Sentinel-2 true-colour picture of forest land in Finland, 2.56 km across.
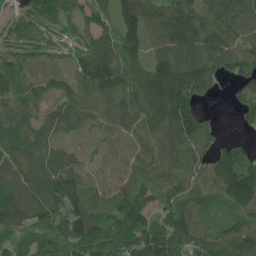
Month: May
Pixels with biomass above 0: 91%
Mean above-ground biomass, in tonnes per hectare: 102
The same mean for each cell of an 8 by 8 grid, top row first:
51 74 70 79 99 122 115 120
57 50 68 98 91 131 125 107
82 77 89 124 114 160 96 116
96 71 83 84 102 154 28 70
118 81 27 53 83 109 80 51
124 142 118 66 98 105 115 168
175 165 140 111 140 114 68 103
70 88 161 132 163 152 103 114
